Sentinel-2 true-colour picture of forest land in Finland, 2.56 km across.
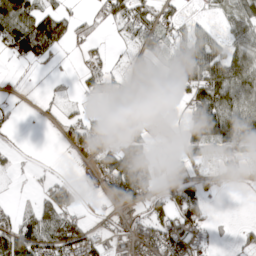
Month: April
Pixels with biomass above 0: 59%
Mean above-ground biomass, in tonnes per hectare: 51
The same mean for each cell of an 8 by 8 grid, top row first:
120 99 29 65 74 36 17 78
75 99 14 9 29 38 96 70
4 9 20 52 41 37 124 107
16 11 19 16 37 8 145 125
8 0 48 39 70 28 76 104
9 9 11 103 106 38 30 17
26 77 32 26 43 100 43 0
90 91 94 34 51 63 31 26
